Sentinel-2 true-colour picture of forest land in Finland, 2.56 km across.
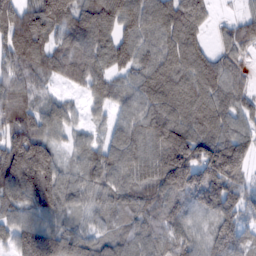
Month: February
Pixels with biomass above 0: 92%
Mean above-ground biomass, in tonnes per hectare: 115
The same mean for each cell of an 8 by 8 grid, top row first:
179 181 115 140 120 132 54 47
173 102 115 118 92 127 60 80
112 66 96 82 93 119 131 66
144 84 34 55 99 128 141 95
179 120 57 88 67 195 170 142
176 193 83 111 100 237 190 118
82 128 69 99 109 121 128 128
99 153 104 93 116 129 109 119
